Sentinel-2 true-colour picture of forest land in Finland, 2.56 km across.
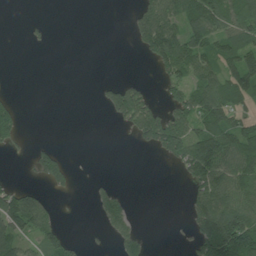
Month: July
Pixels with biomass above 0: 41%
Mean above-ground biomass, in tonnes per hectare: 47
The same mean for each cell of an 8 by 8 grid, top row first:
0 2 0 0 64 72 115 93
0 8 0 0 54 110 82 98
0 0 0 13 14 55 70 101
36 0 0 64 119 76 107 48
24 14 0 0 42 109 129 101
4 56 2 3 0 11 117 93
112 38 0 55 0 0 100 92
65 69 8 25 28 2 139 142
